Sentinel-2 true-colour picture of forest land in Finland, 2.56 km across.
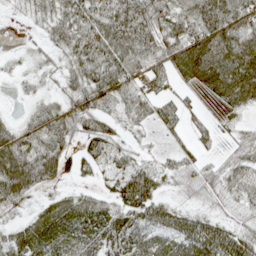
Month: May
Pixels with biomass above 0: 81%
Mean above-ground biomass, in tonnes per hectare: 51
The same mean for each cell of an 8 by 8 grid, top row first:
5 32 65 74 85 65 80 69
5 22 64 80 76 77 88 79
13 17 48 73 56 36 68 94
8 41 61 37 44 37 9 25
76 66 43 43 9 16 18 39
97 60 34 46 100 44 58 45
23 30 45 54 81 36 29 31
35 62 64 72 60 61 88 67
